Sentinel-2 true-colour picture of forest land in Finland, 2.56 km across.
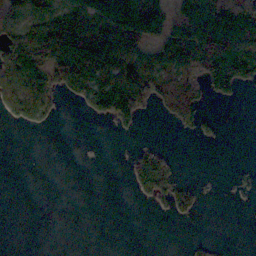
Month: November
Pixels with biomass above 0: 42%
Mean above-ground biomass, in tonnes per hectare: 51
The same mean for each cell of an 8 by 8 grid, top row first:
58 48 88 133 134 79 136 141
98 109 148 133 81 124 119 105
123 104 137 124 133 82 86 86
56 51 15 113 43 71 23 0
0 0 0 0 16 1 8 0
0 0 0 0 101 46 2 12
0 0 0 0 4 54 1 2
0 0 0 0 0 0 13 0
